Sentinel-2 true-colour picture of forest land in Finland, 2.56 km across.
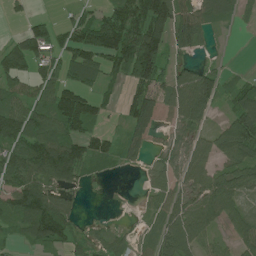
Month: July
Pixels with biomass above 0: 73%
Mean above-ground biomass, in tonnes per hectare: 74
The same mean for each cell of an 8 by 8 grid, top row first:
19 27 47 82 135 121 65 31
88 83 117 140 176 53 19 0
95 76 76 43 104 91 87 28
104 93 126 20 103 86 61 95
112 125 90 37 50 47 66 136
114 120 55 4 24 63 92 87
104 130 21 2 24 89 126 60
25 92 38 47 25 116 64 59
